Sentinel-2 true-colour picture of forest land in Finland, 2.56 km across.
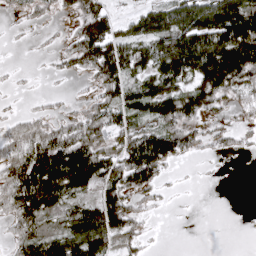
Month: April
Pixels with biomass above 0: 65%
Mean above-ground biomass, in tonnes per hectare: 74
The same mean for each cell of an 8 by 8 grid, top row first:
16 28 66 52 86 123 138 151
2 8 92 128 101 152 181 190
7 6 18 104 81 126 148 109
13 25 33 81 87 104 60 26
80 119 118 57 133 97 33 22
122 184 185 93 109 7 3 0
97 110 72 125 28 2 0 1
54 91 142 96 31 0 0 0
